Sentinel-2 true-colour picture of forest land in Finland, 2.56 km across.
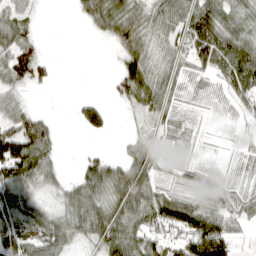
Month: April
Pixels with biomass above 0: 73%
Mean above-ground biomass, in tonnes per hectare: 48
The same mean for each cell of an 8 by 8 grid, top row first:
49 1 26 87 49 58 91 57
73 3 0 23 56 43 104 86
51 17 0 21 80 31 25 110
58 10 38 16 34 24 9 26
113 63 1 2 39 18 9 13
100 45 43 73 56 25 40 13
62 24 71 66 84 93 62 44
76 68 38 94 78 51 136 18
